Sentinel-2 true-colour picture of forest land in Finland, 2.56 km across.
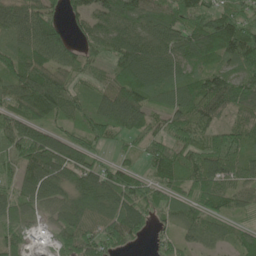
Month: June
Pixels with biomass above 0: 90%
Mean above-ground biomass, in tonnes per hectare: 87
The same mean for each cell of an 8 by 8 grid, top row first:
98 82 71 109 98 97 98 88
90 126 59 89 111 101 116 133
110 101 53 74 129 80 95 107
86 110 80 120 90 55 90 91
95 125 86 41 43 69 72 72
68 130 112 102 62 90 119 106
79 56 84 88 101 77 67 50
71 31 127 103 39 63 59 62
